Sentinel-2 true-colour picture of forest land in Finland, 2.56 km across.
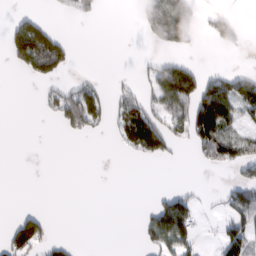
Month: February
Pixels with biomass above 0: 29%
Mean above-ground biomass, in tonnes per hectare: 33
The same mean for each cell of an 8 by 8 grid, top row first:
18 11 26 0 43 115 25 14
71 104 1 0 3 40 5 19
1 42 20 7 21 125 50 55
0 17 106 31 70 59 146 57
0 0 1 7 88 27 95 64
0 0 0 0 0 0 0 29
6 2 0 0 9 102 5 78
74 41 2 0 27 91 3 75
